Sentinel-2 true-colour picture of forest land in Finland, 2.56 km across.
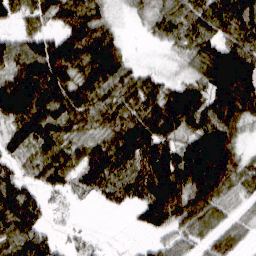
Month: March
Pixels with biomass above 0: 83%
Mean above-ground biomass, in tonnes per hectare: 87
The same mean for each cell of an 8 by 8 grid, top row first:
65 74 113 31 30 82 85 117
78 117 114 91 5 40 88 115
106 136 85 100 58 40 102 190
133 118 85 85 111 144 112 122
64 93 65 91 132 91 179 58
69 70 74 112 127 160 202 88
145 41 8 31 105 137 91 39
91 53 21 2 13 54 58 45
